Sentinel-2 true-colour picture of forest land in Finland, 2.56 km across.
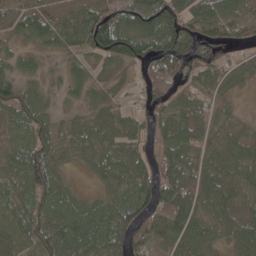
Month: May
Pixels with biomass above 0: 89%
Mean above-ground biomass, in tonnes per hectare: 66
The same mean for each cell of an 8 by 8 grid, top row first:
61 55 77 89 100 97 99 72
43 40 59 126 91 111 78 36
70 23 49 33 60 86 46 30
74 46 31 42 50 58 61 26
51 75 46 49 64 87 67 65
66 89 14 51 63 108 85 86
66 69 55 70 70 110 65 99
65 86 79 77 57 55 58 67
